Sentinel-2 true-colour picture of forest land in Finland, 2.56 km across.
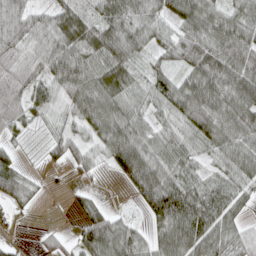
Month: April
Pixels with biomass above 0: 83%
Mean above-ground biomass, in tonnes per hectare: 63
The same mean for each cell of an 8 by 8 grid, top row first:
84 58 65 72 54 62 78 62
70 82 92 100 45 60 81 91
67 76 101 93 41 54 105 98
57 44 80 84 46 56 106 96
22 26 45 103 75 52 54 76
58 7 20 20 109 77 41 69
32 2 22 14 45 116 78 39
6 18 47 96 47 96 83 57
